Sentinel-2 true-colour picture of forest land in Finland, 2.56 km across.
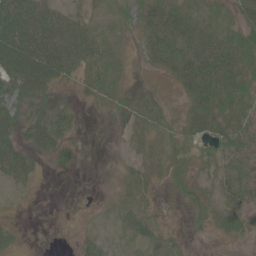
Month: May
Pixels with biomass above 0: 70%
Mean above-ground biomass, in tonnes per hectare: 28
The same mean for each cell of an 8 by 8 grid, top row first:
82 68 29 15 40 46 21 32
83 86 71 21 25 61 53 40
62 58 26 26 4 30 62 37
42 34 9 26 33 11 38 23
48 42 6 7 24 18 18 27
41 4 1 2 21 15 13 31
4 1 1 7 18 5 16 31
15 1 20 11 21 17 3 10
